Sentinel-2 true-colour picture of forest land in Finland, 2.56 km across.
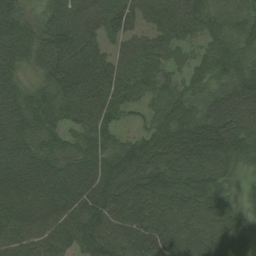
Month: August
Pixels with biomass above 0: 95%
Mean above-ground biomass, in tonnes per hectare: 86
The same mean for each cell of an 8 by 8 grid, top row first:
82 58 78 81 38 93 71 71
91 95 94 47 86 58 52 73
69 70 109 96 82 47 61 80
96 79 83 71 42 90 83 98
96 73 82 67 99 116 121 89
90 107 110 122 114 111 105 37
106 110 116 111 100 83 86 41
96 93 102 115 123 99 91 75
